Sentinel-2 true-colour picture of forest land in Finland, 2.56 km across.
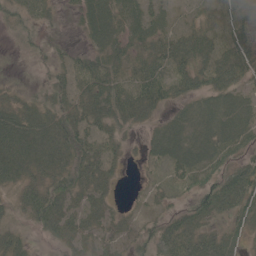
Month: May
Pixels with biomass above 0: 78%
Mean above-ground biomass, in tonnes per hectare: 33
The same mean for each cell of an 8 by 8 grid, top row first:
25 16 29 48 44 14 22 32
8 16 13 45 46 45 45 41
4 22 31 38 45 40 42 36
36 39 42 48 39 22 45 51
53 44 38 24 19 53 52 40
38 43 46 24 6 23 33 45
25 51 33 24 11 19 42 43
27 16 36 24 24 48 43 22
